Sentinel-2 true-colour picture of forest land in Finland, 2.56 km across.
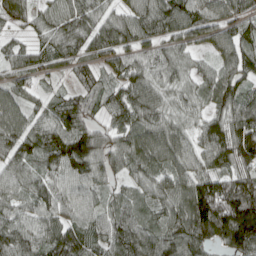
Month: April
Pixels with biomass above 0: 93%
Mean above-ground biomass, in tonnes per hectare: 88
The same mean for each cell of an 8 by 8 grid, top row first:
64 63 92 56 90 101 84 70
50 66 75 90 68 61 41 84
55 32 46 48 77 60 64 85
77 65 97 67 95 57 64 102
94 109 138 72 100 90 99 177
69 76 94 55 66 85 107 130
71 83 74 71 65 98 225 229
103 98 101 94 106 117 100 171
